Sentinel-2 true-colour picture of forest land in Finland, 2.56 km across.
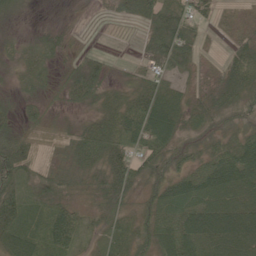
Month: June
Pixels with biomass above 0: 88%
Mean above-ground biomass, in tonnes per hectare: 41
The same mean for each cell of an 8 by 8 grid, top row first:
13 4 3 13 38 64 29 18
14 27 14 1 24 75 8 41
14 20 63 21 41 26 19 61
21 20 16 46 83 54 45 28
52 11 51 73 72 40 21 47
64 28 26 46 39 44 62 68
76 58 25 26 28 67 61 61
75 83 33 50 40 74 69 76
